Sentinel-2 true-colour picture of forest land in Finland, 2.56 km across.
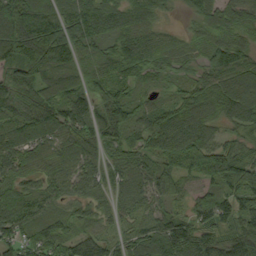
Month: September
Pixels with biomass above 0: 93%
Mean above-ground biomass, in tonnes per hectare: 81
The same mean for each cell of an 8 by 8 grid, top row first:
143 101 109 95 84 16 84 84
132 182 90 72 82 47 81 93
69 83 82 75 48 38 68 92
41 94 113 92 65 77 67 98
107 96 95 75 56 84 85 58
68 62 82 56 77 69 84 133
85 48 43 49 51 43 73 82
78 101 81 51 92 133 80 108
